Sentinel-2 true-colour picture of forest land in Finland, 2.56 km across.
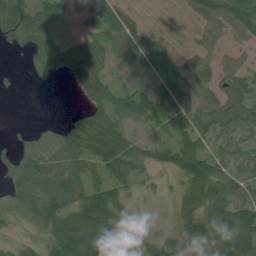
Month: July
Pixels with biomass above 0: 75%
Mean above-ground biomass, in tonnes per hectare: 50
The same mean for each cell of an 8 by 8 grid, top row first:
78 58 19 57 13 5 69 97
24 57 54 54 60 22 39 24
4 18 60 37 13 70 49 50
0 0 20 66 56 68 57 72
15 26 70 105 38 69 40 41
35 60 56 57 31 40 108 41
39 69 81 86 7 32 81 89
17 35 123 86 18 51 75 123
